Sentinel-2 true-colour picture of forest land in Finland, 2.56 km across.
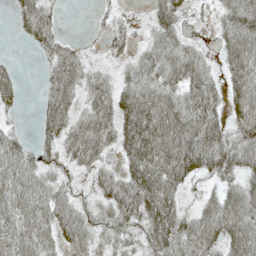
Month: May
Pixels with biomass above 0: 78%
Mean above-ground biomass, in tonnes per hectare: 56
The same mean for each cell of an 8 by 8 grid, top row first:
33 43 0 18 15 56 12 88
1 39 19 21 31 64 14 98
29 35 54 36 67 67 53 76
15 55 43 64 107 94 70 74
50 39 73 39 92 114 82 74
87 42 18 43 83 82 36 58
76 71 44 58 71 53 49 107
75 47 62 39 39 78 77 109
